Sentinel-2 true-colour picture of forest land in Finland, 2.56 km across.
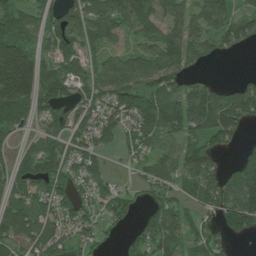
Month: July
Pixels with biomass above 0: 78%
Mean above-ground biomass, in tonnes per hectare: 87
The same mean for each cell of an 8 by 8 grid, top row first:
71 61 105 122 105 70 106 63
120 51 94 60 71 110 58 42
234 102 75 148 103 97 41 30
94 72 87 108 133 136 164 119
45 71 73 53 79 69 65 45
82 123 82 39 48 72 94 140
115 81 86 73 35 75 78 144
128 165 65 8 68 106 83 37
